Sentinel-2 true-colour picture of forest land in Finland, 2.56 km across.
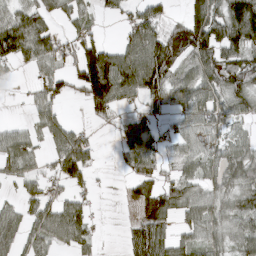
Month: March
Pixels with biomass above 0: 68%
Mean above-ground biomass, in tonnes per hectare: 67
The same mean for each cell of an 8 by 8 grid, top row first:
73 51 41 23 76 19 127 172
96 85 83 49 132 106 112 104
10 62 100 157 141 73 81 92
1 52 7 54 46 56 68 59
72 44 78 9 77 52 52 54
47 47 71 6 65 51 50 79
41 79 66 0 78 75 73 73
65 79 59 1 105 63 69 75
